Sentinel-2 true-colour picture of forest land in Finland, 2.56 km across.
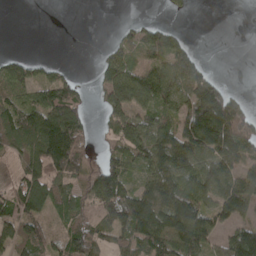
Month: April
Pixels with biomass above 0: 66%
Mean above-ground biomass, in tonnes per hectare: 86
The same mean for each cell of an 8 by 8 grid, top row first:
0 0 0 0 5 11 0 0
1 0 0 31 78 71 0 0
112 71 27 117 100 109 86 0
90 148 75 110 91 84 230 87
80 212 102 55 124 177 169 143
45 125 87 144 72 127 114 110
99 85 86 184 175 158 91 121
92 86 116 68 115 161 97 132
